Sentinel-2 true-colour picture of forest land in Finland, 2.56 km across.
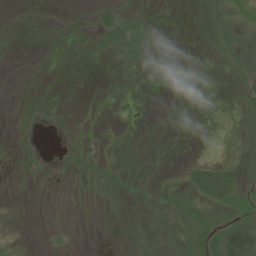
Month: June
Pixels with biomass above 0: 39%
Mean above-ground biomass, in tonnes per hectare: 11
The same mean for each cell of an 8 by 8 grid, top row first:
3 3 4 36 16 4 20 35
6 2 2 44 31 0 6 27
1 2 0 3 1 0 2 14
3 9 3 1 0 2 0 7
6 0 17 6 5 1 0 7
4 4 13 15 6 2 75 33
4 0 1 6 7 16 33 35
9 5 1 1 5 10 38 24
